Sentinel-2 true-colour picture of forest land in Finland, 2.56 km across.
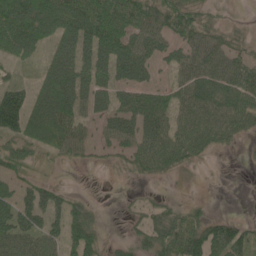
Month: May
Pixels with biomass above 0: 67%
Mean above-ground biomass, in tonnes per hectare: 50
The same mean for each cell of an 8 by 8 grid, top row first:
100 81 80 94 70 61 19 5
55 31 63 86 68 45 84 34
28 57 61 56 45 35 87 84
100 83 47 52 79 59 88 93
46 42 42 39 73 76 57 17
36 12 0 3 26 16 0 0
66 58 41 0 22 31 12 1
78 57 69 11 44 74 76 57
